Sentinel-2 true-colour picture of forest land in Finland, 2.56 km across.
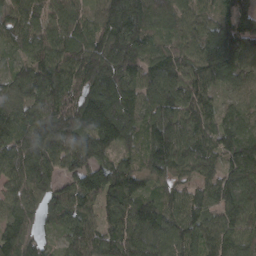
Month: March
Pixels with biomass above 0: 97%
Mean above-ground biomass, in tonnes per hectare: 111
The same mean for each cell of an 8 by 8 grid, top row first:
88 84 70 138 128 87 60 80
60 115 107 174 111 85 140 129
86 134 112 142 121 135 119 85
104 136 153 177 113 126 88 61
125 154 131 115 92 169 99 119
103 108 103 140 87 79 78 138
90 92 102 105 121 96 92 149
134 36 95 112 129 120 100 118
